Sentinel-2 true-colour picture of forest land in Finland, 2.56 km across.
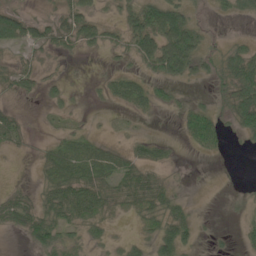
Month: May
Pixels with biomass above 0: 52%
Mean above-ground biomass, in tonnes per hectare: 24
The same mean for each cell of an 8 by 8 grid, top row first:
39 11 43 12 68 77 6 18
29 23 26 22 61 111 19 21
26 13 1 18 25 39 19 55
10 10 4 5 13 15 27 58
14 11 28 13 22 8 36 7
0 27 42 37 28 4 1 0
36 32 50 19 31 24 0 5
2 45 21 13 20 54 5 10
